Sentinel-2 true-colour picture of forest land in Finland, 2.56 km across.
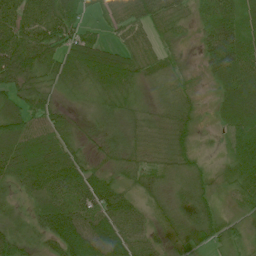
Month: July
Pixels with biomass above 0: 93%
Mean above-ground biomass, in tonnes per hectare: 50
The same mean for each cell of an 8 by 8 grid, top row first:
74 79 50 30 63 43 44 61
93 68 71 39 40 16 56 77
74 44 54 68 38 32 21 66
61 54 15 42 34 52 9 60
74 67 31 35 39 41 9 52
59 88 77 33 41 33 24 50
19 75 89 76 33 35 42 26
56 60 109 100 46 18 28 22
